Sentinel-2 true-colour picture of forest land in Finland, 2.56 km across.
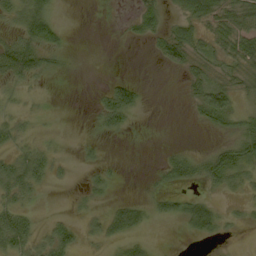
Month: September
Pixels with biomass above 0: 48%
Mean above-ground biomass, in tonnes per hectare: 20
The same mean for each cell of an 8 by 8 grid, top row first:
35 40 0 3 40 20 47 54
53 38 0 0 3 50 22 42
35 10 0 13 3 1 34 27
21 7 0 49 6 0 42 26
23 11 7 1 1 3 6 37
55 27 3 12 1 26 33 26
37 1 7 17 21 25 35 6
54 30 16 21 11 1 13 2
